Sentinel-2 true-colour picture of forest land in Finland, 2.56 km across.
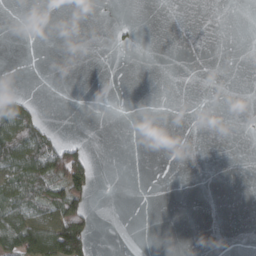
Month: March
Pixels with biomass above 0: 16%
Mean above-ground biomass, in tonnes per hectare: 16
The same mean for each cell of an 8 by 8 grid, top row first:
0 0 0 0 0 0 0 0
0 0 0 5 1 0 0 0
0 0 0 0 0 0 0 0
58 1 0 0 0 0 0 0
98 57 17 0 0 0 0 0
66 86 86 0 0 0 0 0
69 73 60 0 0 0 0 0
109 114 91 0 0 0 0 0
